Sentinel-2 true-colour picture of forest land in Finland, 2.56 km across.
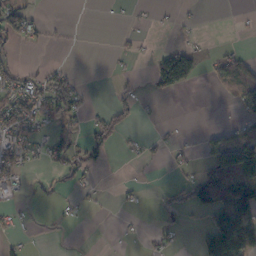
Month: October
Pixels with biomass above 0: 32%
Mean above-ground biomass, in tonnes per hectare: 33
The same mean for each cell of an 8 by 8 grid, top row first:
62 3 0 2 3 8 1 4
23 11 1 4 5 39 7 12
49 50 15 5 8 132 15 105
76 67 36 37 5 0 0 31
70 45 38 37 18 12 57 119
29 15 28 0 2 9 98 150
21 3 12 3 5 28 85 135
15 2 1 0 9 15 86 167
